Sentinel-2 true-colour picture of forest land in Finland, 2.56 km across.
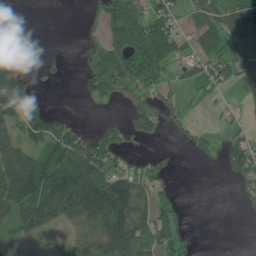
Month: June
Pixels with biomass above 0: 52%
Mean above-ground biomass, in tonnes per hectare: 68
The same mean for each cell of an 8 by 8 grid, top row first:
14 0 1 94 110 53 98 174
20 6 8 70 120 71 66 102
121 18 33 87 88 34 82 64
143 44 1 2 68 41 14 19
73 91 105 69 17 14 48 84
140 151 160 108 62 14 0 76
117 133 153 179 95 58 0 11
51 15 86 160 134 89 0 0
